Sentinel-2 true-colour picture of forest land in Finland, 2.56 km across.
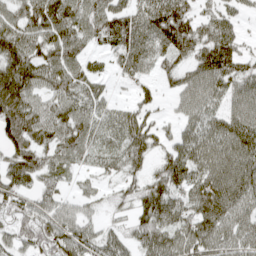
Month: April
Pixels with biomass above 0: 83%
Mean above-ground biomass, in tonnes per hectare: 70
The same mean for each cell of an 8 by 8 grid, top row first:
56 105 80 88 73 112 41 31
85 84 63 55 81 102 93 48
113 76 67 24 42 44 87 76
105 69 67 38 49 25 63 70
83 74 71 40 73 56 80 108
88 50 23 33 51 88 93 105
65 55 32 24 72 76 119 83
57 91 79 50 70 78 94 74
